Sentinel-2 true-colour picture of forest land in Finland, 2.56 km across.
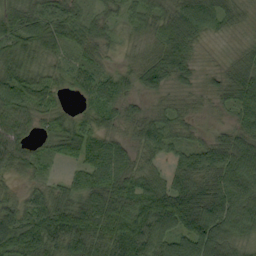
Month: September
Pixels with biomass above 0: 92%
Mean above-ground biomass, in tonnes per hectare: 62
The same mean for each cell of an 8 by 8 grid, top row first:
66 64 46 34 47 69 75 34
73 62 50 22 28 84 10 21
80 52 46 49 57 55 18 78
65 49 25 42 29 38 15 65
72 39 91 58 49 46 48 70
33 23 50 92 61 65 92 88
62 85 92 98 109 137 99 70
122 77 79 84 80 78 102 54
